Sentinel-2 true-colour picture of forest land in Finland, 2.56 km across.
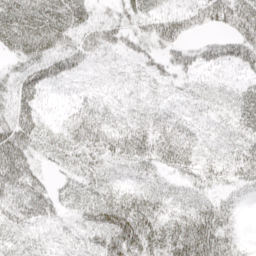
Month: April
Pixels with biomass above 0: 84%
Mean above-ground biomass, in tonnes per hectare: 33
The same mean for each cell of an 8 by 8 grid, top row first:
50 50 35 24 36 45 48 73
35 40 44 31 25 40 30 58
35 49 11 5 10 20 9 15
56 13 25 15 20 17 9 31
79 29 37 32 41 53 13 26
62 21 31 18 19 20 22 26
52 40 29 61 47 23 32 10
19 15 17 56 56 59 68 15
